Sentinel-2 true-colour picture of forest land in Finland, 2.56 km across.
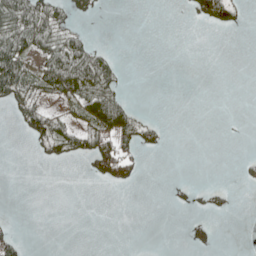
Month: May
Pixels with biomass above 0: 23%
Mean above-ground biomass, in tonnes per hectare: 19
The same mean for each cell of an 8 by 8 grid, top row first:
79 63 14 0 0 0 53 16
77 55 54 11 0 0 0 0
87 70 94 47 0 0 0 0
17 33 33 96 7 0 0 0
0 32 36 80 28 0 0 0
0 0 2 52 7 0 0 6
0 0 0 0 0 5 16 1
26 0 0 0 0 0 18 0
